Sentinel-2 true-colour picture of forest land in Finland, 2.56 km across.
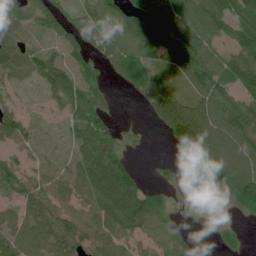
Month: June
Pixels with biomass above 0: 75%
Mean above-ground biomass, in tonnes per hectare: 65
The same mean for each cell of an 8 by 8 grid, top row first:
59 73 51 42 72 100 118 76
65 35 61 63 64 83 84 87
28 75 66 25 72 31 96 110
51 15 96 30 18 164 101 95
46 11 57 78 13 65 116 100
73 55 61 132 24 22 76 85
50 75 57 95 114 26 2 51
91 90 77 61 43 53 4 20
